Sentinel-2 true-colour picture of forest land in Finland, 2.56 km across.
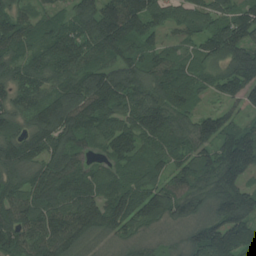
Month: July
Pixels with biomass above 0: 96%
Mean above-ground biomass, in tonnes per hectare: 131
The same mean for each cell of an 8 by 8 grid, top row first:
102 82 121 163 171 98 127 133
118 127 145 152 117 73 126 164
113 119 147 148 136 146 85 157
120 158 180 145 159 147 70 52
130 150 117 130 112 134 102 166
116 153 143 102 105 117 128 137
153 159 182 145 150 119 121 183
146 180 124 75 82 63 191 151
